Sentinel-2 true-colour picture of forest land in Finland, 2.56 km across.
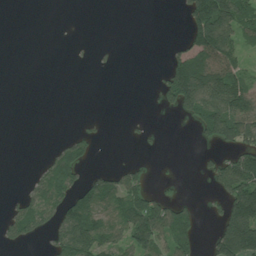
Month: July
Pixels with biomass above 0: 36%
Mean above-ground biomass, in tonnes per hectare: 59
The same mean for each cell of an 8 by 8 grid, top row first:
0 0 0 0 0 5 249 125
0 0 2 5 0 26 170 74
0 0 0 0 0 169 189 111
0 0 0 0 1 51 181 177
0 6 66 0 9 0 45 99
0 90 68 55 33 6 37 159
51 89 135 83 130 64 17 188
45 48 144 90 113 104 36 254
